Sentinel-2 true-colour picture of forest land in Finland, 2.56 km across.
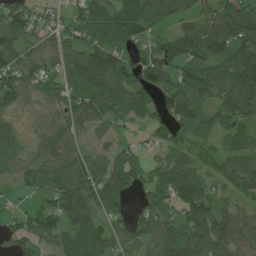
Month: June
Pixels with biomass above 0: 86%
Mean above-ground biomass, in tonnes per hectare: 72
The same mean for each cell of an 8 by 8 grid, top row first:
79 35 56 81 93 53 89 121
84 44 69 81 50 84 114 112
71 61 71 89 91 90 95 108
38 33 86 66 53 106 60 92
41 63 40 31 31 63 36 64
45 59 87 85 67 103 53 96
20 60 100 49 55 78 96 55
67 61 83 69 67 109 115 85
